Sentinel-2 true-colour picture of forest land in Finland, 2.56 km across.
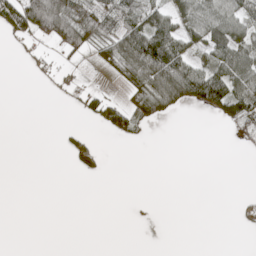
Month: May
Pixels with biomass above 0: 32%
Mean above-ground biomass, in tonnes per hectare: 27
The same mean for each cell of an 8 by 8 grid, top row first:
81 116 56 50 60 50 73 54
7 21 51 45 113 76 52 58
0 10 8 8 72 126 107 80
0 0 16 57 42 21 31 82
0 0 33 2 5 0 0 7
0 0 11 0 0 0 0 0
0 0 0 0 1 0 0 17
0 0 0 0 0 0 0 0
